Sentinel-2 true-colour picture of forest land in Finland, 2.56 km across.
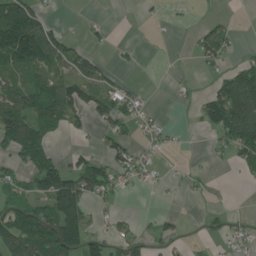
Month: June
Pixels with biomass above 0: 45%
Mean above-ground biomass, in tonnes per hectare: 49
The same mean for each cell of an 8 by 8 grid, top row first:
155 36 1 1 5 5 9 1
170 137 26 10 5 0 62 14
45 103 79 35 2 7 12 101
120 101 56 73 37 2 77 132
101 61 12 50 30 13 13 90
45 110 93 66 46 6 7 10
63 82 102 28 2 3 6 4
99 112 99 48 34 27 10 36
